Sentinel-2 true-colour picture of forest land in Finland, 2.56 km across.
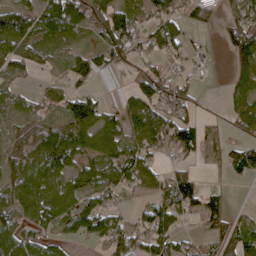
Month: April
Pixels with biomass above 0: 70%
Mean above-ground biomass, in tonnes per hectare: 62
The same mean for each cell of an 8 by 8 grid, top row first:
92 106 105 99 56 63 45 68
87 51 39 83 48 55 9 111
45 20 46 8 76 46 2 50
50 43 105 40 105 74 7 53
58 102 88 80 77 92 41 55
61 90 79 83 74 77 5 45
87 92 93 45 36 89 64 7
90 53 25 81 67 52 35 87
